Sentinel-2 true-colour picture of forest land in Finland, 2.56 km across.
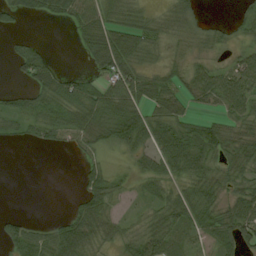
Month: August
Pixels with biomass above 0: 69%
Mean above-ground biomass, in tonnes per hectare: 41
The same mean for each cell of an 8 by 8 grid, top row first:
30 30 54 43 35 47 10 29
19 11 25 90 58 11 22 21
14 54 34 77 62 36 64 65
44 47 65 81 55 49 20 47
11 32 42 45 50 87 69 54
0 0 20 26 43 48 52 47
1 0 37 29 20 61 58 62
55 51 74 28 59 44 34 60
